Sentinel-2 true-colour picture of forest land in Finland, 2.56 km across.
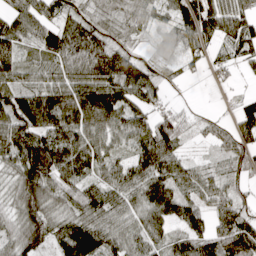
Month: April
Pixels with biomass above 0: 88%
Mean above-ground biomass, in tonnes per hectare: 79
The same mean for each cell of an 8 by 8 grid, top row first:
65 49 52 41 37 69 120 90
70 69 118 88 24 66 49 76
67 61 102 132 99 24 10 17
115 137 141 118 67 32 9 45
127 130 119 70 90 69 26 67
88 149 97 70 98 79 57 44
73 98 91 89 85 90 52 60
86 74 175 79 72 62 85 125
